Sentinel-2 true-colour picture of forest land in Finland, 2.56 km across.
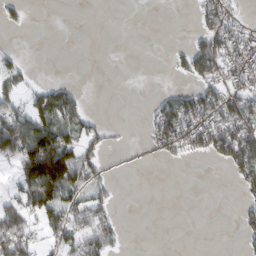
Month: February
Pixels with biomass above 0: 37%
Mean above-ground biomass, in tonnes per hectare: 37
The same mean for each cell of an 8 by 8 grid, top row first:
28 0 0 0 0 0 52 20
9 0 0 0 0 11 78 55
38 9 2 0 0 11 62 48
61 93 56 0 7 97 82 79
110 115 68 13 11 79 78 117
40 163 77 14 0 0 0 64
74 87 65 30 0 0 0 18
82 28 64 48 0 0 0 13
